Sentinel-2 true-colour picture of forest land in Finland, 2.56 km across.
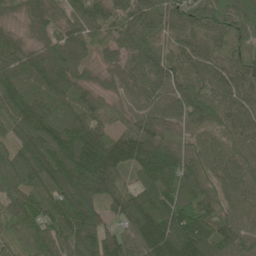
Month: May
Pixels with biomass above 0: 97%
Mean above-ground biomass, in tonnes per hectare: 96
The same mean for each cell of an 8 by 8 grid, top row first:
38 76 90 83 86 92 105 123
75 92 86 55 79 70 82 66
118 117 74 39 76 91 89 95
94 90 93 57 65 83 108 78
70 124 125 91 117 80 89 80
102 137 135 93 89 115 94 106
94 104 141 59 151 140 101 100
56 100 135 102 138 152 123 106
